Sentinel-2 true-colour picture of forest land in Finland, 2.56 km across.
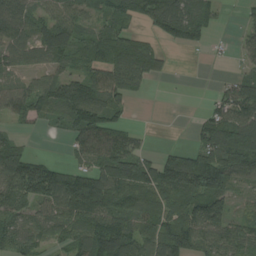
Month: August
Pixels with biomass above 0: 74%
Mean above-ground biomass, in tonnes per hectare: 85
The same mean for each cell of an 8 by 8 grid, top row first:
99 72 62 84 78 132 78 14
84 116 69 116 100 28 26 24
41 77 95 119 58 3 1 63
55 60 142 85 0 0 51 118
56 0 75 120 24 17 112 169
148 137 119 136 135 154 183 84
81 77 154 111 88 80 150 49
71 61 81 183 91 132 85 94
